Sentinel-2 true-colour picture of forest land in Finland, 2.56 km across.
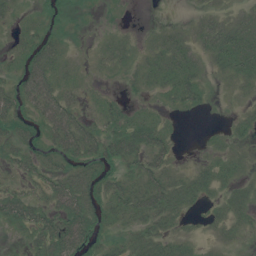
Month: July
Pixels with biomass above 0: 70%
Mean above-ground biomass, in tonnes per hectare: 26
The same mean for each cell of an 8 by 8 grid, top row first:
14 14 7 3 0 1 23 26
19 36 3 21 15 45 38 57
22 50 11 3 21 48 14 26
39 50 25 19 12 10 6 9
32 26 55 46 46 12 5 14
19 29 41 26 43 27 29 16
47 35 60 31 53 39 10 29
6 54 48 17 39 29 13 13
